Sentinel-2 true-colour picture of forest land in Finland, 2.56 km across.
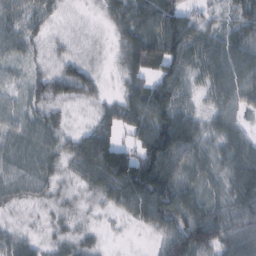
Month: February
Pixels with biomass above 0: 90%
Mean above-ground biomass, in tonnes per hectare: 53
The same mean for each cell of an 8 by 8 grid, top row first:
43 33 7 38 82 79 26 56
38 21 16 18 105 100 62 85
18 46 73 8 63 72 49 74
31 35 6 43 98 94 34 38
38 42 51 78 82 116 48 62
36 32 35 98 130 74 50 75
20 16 15 28 82 91 68 73
37 20 28 3 4 82 91 89
